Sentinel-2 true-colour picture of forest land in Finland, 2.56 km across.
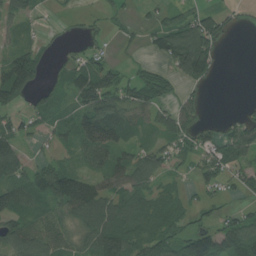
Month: July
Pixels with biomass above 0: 68%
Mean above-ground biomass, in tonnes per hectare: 60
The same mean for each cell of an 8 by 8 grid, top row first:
56 9 10 23 12 38 66 15
58 18 29 13 23 119 99 0
155 32 77 61 61 54 44 0
47 57 78 101 71 70 10 19
66 22 71 87 44 56 53 97
89 92 92 72 60 26 59 49
92 67 131 84 79 58 31 30
75 68 61 127 84 75 115 115
